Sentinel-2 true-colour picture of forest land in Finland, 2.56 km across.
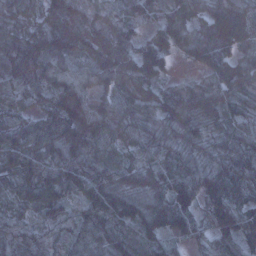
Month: January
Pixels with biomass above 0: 96%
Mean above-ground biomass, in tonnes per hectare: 93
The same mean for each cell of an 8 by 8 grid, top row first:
71 85 104 54 65 93 104 134
121 123 100 136 99 104 142 98
99 83 72 90 100 41 76 142
66 91 140 100 85 111 122 80
87 105 130 87 96 76 66 96
99 114 111 84 84 94 100 103
55 83 61 127 98 90 99 117
79 55 72 98 84 38 53 99
